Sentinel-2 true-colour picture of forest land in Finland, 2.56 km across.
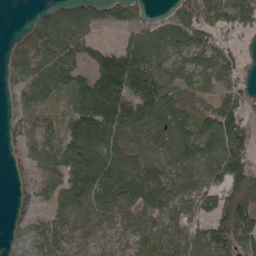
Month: April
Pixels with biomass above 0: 82%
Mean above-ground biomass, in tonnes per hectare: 78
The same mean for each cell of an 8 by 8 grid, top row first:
0 80 114 65 50 77 76 79
75 136 93 51 114 53 96 33
77 86 73 186 140 59 54 53
39 43 102 159 102 81 42 85
58 89 127 84 47 86 80 100
41 84 127 105 78 67 64 94
48 37 69 74 70 50 60 159
47 61 29 32 66 71 98 118
